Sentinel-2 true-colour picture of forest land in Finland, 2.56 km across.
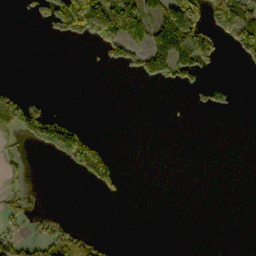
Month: October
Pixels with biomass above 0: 22%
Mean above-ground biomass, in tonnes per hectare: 39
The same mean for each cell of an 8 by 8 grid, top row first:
4 90 233 176 95 206 77 138
0 0 2 70 94 126 101 77
1 0 0 0 42 48 26 1
130 53 0 0 0 1 23 3
24 111 146 9 0 0 0 0
22 0 32 75 0 0 0 0
42 1 0 0 0 0 0 0
57 73 62 10 0 0 0 0
